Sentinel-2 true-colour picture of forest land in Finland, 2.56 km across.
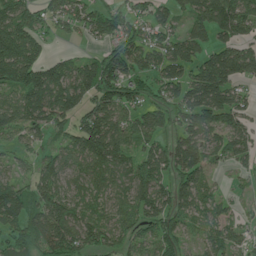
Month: June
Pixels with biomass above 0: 78%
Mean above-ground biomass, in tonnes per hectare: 99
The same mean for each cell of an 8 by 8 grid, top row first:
151 72 77 82 59 72 138 150
206 46 15 72 98 97 83 97
171 158 132 156 86 92 167 96
137 142 99 129 79 80 130 95
44 44 122 171 72 98 100 90
53 97 84 91 136 100 56 20
145 161 87 75 103 115 71 23
82 142 118 84 79 98 65 48
